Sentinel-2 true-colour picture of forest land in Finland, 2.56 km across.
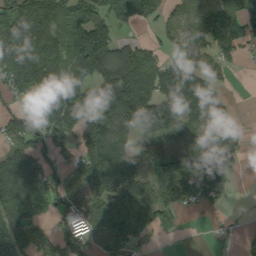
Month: September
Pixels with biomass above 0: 74%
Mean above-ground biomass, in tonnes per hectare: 108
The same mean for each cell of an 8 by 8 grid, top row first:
177 185 136 132 74 42 62 84
210 204 171 152 79 35 77 77
153 193 92 187 130 120 96 0
69 163 139 141 204 144 136 6
94 95 74 153 59 72 124 58
146 91 96 186 110 179 181 17
115 63 118 163 129 115 41 1
129 55 100 151 56 21 8 21
